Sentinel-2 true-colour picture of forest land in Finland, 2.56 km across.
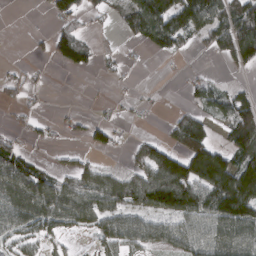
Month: March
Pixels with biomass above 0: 53%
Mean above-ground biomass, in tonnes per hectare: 63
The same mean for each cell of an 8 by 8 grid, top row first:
0 25 53 28 142 139 102 103
0 36 91 5 33 57 36 124
24 3 0 12 0 3 30 8
21 4 9 10 9 19 54 104
37 12 11 40 38 63 99 107
141 64 63 56 84 173 178 175
88 82 78 78 92 152 148 189
54 40 10 63 71 74 72 91
